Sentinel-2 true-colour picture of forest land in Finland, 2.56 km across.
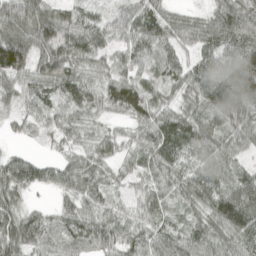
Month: April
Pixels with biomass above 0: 93%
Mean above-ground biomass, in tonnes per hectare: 65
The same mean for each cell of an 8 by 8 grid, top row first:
106 83 54 34 78 41 51 96
130 94 79 49 71 59 71 98
67 76 56 67 53 51 97 119
37 39 50 48 79 56 82 106
11 17 45 41 57 86 71 55
88 47 79 29 36 58 86 63
52 20 66 50 47 33 73 113
91 46 59 66 66 70 74 78
